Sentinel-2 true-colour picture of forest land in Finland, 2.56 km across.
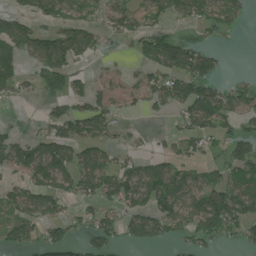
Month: July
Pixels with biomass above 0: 57%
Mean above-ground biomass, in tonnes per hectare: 65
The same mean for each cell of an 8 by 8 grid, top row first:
58 60 40 66 68 64 76 55
92 113 92 13 68 95 38 1
70 58 34 51 54 111 91 20
3 27 69 66 28 45 107 81
62 90 73 41 9 41 41 86
47 116 105 93 102 98 58 79
64 73 35 47 84 104 153 125
68 61 31 47 73 37 56 33
